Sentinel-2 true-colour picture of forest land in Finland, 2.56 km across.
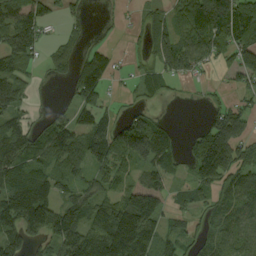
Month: September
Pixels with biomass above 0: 71%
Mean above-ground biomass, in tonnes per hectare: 82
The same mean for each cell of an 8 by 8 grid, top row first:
91 52 22 5 30 53 164 129
99 29 26 26 35 130 101 97
80 14 109 36 55 52 9 42
64 23 76 25 46 0 40 70
122 108 91 125 160 49 180 108
117 92 63 73 63 38 120 91
166 121 102 127 180 35 54 79
102 79 150 221 184 67 59 63
